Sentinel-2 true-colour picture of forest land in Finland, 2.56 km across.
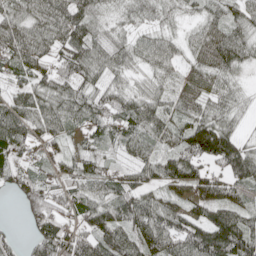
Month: May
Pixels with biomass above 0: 90%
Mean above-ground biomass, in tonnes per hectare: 69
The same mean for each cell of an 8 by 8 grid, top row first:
67 78 74 35 44 34 49 50
83 62 100 76 59 40 74 92
44 67 76 55 38 48 60 32
83 79 66 75 76 63 68 38
85 58 34 42 60 60 144 83
59 51 77 53 56 90 70 92
10 88 78 77 93 58 83 67
25 95 79 101 83 94 137 135
